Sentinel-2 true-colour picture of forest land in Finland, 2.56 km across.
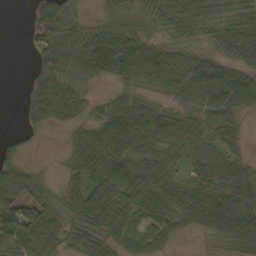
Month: October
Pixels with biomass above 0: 82%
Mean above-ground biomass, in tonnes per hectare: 44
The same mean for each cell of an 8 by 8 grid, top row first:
0 90 28 38 36 53 36 42
0 71 70 81 52 26 23 55
0 60 31 37 44 47 75 59
5 43 26 54 50 29 45 42
15 2 47 73 57 41 27 21
84 12 45 65 55 29 38 40
94 57 53 67 48 53 57 49
71 47 45 42 46 18 13 42
